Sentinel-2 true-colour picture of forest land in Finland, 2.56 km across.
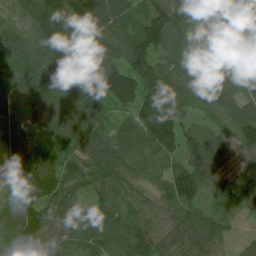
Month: July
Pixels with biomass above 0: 98%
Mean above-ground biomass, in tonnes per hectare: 99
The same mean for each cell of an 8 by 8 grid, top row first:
66 173 175 122 91 122 77 102
96 149 149 90 144 84 80 91
105 158 149 112 147 97 86 68
78 108 136 59 149 118 76 97
66 80 132 122 112 98 100 64
73 116 103 102 66 91 79 47
95 95 77 106 73 75 48 61
128 79 95 109 97 79 112 25
